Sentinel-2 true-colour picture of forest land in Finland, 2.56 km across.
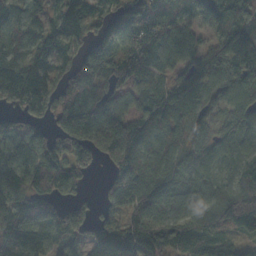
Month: October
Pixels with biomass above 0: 89%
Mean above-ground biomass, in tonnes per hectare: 89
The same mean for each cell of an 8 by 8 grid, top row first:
64 64 86 81 104 53 79 62
83 78 64 78 102 113 66 81
104 93 96 78 71 67 80 71
64 76 160 135 88 103 66 81
100 89 126 177 114 83 81 46
102 143 61 67 107 74 48 60
141 96 51 57 106 80 78 135
133 96 68 128 124 95 93 46
